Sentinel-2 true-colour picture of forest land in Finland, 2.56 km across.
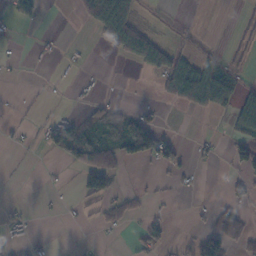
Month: November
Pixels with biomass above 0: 26%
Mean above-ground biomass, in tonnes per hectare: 23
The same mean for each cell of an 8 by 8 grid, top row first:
42 3 26 116 8 0 0 9
2 5 4 46 71 15 6 17
1 2 12 1 2 99 104 19
5 7 10 35 18 7 30 55
7 24 56 49 104 27 14 42
1 2 30 46 3 14 1 28
6 2 10 24 13 2 10 32
17 3 1 2 38 10 49 37
